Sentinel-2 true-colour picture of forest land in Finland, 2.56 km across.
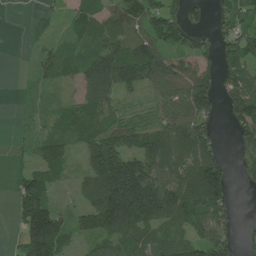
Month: July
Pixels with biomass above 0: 72%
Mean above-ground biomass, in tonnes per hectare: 81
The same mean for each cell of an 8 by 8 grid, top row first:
0 30 63 75 116 56 27 80
1 32 44 92 111 81 40 112
4 31 53 127 101 122 79 90
5 18 59 53 17 107 75 108
14 58 53 129 124 142 83 64
42 97 37 227 185 95 170 24
73 132 53 237 240 134 130 11
32 215 35 74 71 77 88 40
